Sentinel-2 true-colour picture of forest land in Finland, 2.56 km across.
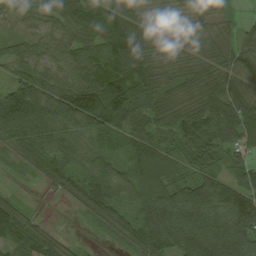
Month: August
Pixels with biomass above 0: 92%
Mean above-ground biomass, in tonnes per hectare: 80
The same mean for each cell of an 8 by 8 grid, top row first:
38 70 121 102 62 42 46 10
41 64 78 91 76 46 48 61
68 92 95 114 98 67 80 62
202 138 193 202 82 81 101 124
57 68 47 40 84 61 108 72
11 49 58 59 87 61 84 55
53 3 35 79 95 142 142 148
87 57 8 25 99 105 138 138
